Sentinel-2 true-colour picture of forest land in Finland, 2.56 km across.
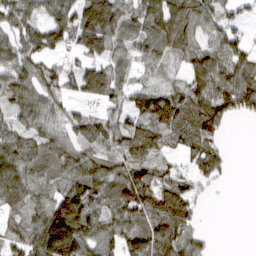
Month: March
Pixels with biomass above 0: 81%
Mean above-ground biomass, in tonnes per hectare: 76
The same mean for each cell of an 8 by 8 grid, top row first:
93 68 102 120 90 101 72 32
81 73 67 69 63 74 67 54
91 78 76 82 24 32 121 122
69 64 40 47 99 123 110 65
82 71 76 86 110 62 79 0
95 72 102 98 106 69 72 0
78 99 138 85 107 124 5 0
56 159 124 82 106 80 5 0
